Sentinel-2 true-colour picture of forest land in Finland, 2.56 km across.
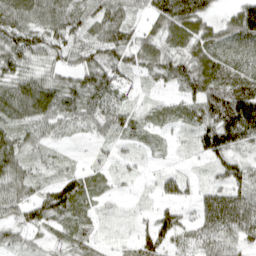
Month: April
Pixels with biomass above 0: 88%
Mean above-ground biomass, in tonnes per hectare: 61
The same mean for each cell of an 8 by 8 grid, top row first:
81 75 70 74 41 116 56 94
87 67 60 84 62 59 80 73
67 52 66 73 30 63 104 94
72 85 80 73 34 45 78 153
60 35 6 27 20 15 97 80
65 29 53 29 16 39 22 66
66 88 69 14 11 52 80 104
34 26 48 11 67 60 71 66
